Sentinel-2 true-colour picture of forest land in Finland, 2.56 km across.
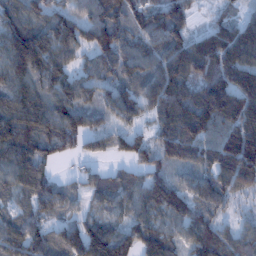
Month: January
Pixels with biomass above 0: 90%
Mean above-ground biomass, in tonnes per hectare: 111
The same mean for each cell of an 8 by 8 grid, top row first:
119 101 72 101 92 100 25 62
180 160 94 126 83 141 171 178
120 126 82 80 117 157 173 141
142 139 114 90 90 173 206 191
150 109 59 64 67 165 110 182
113 75 44 50 83 59 91 171
66 92 36 74 96 116 93 27
103 97 149 153 132 77 139 88
